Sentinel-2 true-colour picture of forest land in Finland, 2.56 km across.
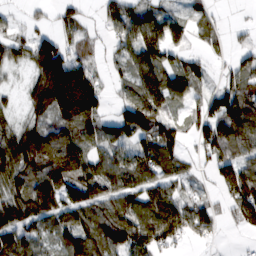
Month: February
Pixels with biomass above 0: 79%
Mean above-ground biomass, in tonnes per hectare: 82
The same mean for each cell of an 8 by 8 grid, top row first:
18 25 46 58 92 48 49 2
52 114 61 27 109 53 37 35
10 160 166 31 105 91 39 86
27 91 179 49 139 36 95 142
108 121 104 100 99 74 99 93
94 143 120 114 111 78 32 141
108 112 123 91 116 121 50 117
103 54 56 108 94 44 28 7
